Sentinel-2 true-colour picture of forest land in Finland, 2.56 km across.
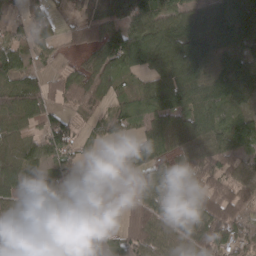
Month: March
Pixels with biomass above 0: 80%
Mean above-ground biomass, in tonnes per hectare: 61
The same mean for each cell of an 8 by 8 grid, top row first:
43 52 25 62 89 67 66 94
45 44 31 113 106 86 74 69
79 36 64 67 31 78 77 84
80 62 38 39 46 83 81 36
44 70 30 21 57 39 62 72
73 68 37 5 64 76 63 68
60 68 41 2 82 88 87 77
9 57 85 24 82 73 92 86
